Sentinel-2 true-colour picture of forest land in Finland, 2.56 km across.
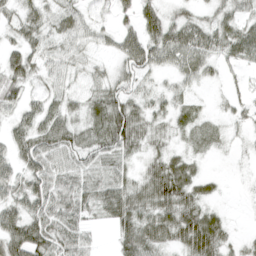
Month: April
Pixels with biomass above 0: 83%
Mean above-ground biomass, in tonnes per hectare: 40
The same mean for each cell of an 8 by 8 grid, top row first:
32 34 34 27 43 26 22 34
26 32 29 23 67 70 53 59
33 30 16 35 25 23 19 16
31 48 31 82 32 29 9 19
48 66 57 74 36 14 17 6
47 69 56 54 37 79 20 2
48 67 54 62 55 70 33 1
74 76 52 21 70 45 79 13
